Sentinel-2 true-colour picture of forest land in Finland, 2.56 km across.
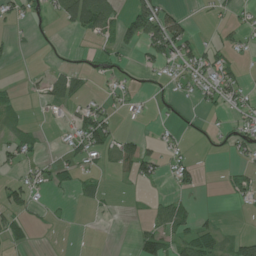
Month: July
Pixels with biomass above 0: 34%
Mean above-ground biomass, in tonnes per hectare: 24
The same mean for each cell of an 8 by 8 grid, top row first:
23 16 96 37 82 36 5 12
9 1 8 23 46 68 26 18
3 37 32 13 4 18 38 35
17 6 34 24 5 12 13 26
39 4 40 44 32 12 5 26
17 25 26 10 41 31 1 23
46 9 5 3 5 53 3 6
24 1 1 0 40 46 67 31
